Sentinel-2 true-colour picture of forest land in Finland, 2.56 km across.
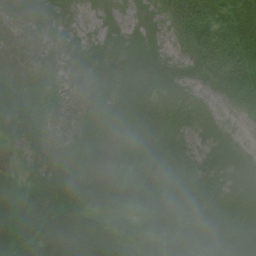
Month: July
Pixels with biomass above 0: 98%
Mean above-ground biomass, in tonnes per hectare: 41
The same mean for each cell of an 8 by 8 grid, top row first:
32 18 4 5 10 51 69 58
43 34 22 18 22 18 66 63
30 31 43 51 45 32 27 49
66 36 42 42 44 35 21 20
33 42 32 38 38 30 25 11
29 61 57 55 60 42 39 34
57 68 54 50 57 53 41 33
63 59 55 50 48 54 47 35
